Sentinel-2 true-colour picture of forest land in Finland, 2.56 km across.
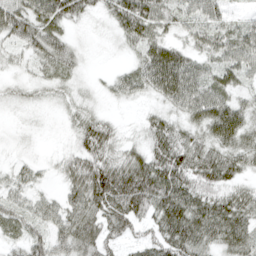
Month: April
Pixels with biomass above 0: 84%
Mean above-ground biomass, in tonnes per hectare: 43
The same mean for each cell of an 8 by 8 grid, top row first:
68 63 37 38 68 34 41 17
30 56 14 6 45 40 43 52
15 27 15 19 48 77 49 35
11 7 25 8 13 33 73 53
6 2 38 41 33 58 51 49
22 10 64 86 83 74 66 38
37 33 57 79 65 79 67 55
34 55 67 43 32 73 54 57
